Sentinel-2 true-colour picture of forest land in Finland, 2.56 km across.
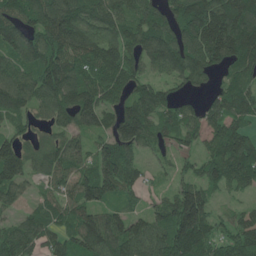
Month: June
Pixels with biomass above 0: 88%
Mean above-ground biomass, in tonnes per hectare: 100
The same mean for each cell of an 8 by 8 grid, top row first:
100 149 142 132 110 104 185 159
118 129 125 102 115 128 159 136
112 150 119 94 74 65 48 78
94 79 145 73 125 79 64 92
78 64 55 94 86 54 64 118
114 72 83 137 45 45 83 115
36 74 100 67 36 138 98 36
108 70 118 142 123 176 108 94
